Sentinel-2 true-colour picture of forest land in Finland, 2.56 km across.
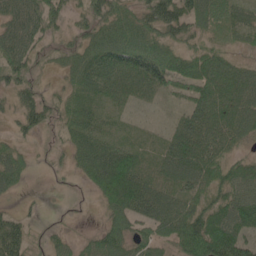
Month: May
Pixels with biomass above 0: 80%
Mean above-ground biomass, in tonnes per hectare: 52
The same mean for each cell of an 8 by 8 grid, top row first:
81 66 27 71 56 87 74 33
80 22 47 74 70 43 38 25
50 9 48 52 57 52 72 66
36 46 41 19 5 16 76 70
27 10 56 45 19 65 80 31
60 6 28 126 66 68 73 69
11 3 2 67 72 65 61 81
77 22 24 79 53 68 131 74
